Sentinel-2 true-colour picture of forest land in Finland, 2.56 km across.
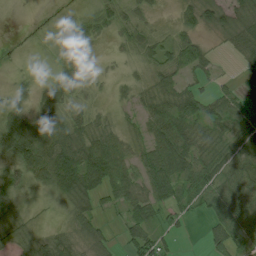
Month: July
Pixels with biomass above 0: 78%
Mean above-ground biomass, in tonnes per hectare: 34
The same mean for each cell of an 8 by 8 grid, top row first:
1 2 20 41 19 15 33 39
2 7 45 8 35 47 18 36
6 20 39 9 18 30 19 25
24 59 26 11 33 57 39 37
78 68 57 42 32 67 33 31
34 64 85 66 47 59 38 45
23 5 39 20 46 34 25 54
27 34 33 16 52 17 30 39
